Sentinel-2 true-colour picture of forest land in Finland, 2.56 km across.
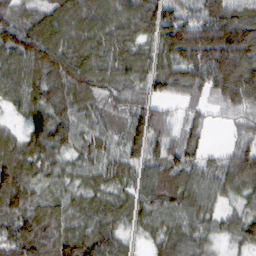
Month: February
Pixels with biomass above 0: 93%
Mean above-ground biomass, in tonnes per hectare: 77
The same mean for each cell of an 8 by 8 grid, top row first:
69 74 102 88 106 80 88 93
105 130 85 80 51 123 161 163
77 94 98 54 64 79 102 170
27 86 72 44 69 23 34 58
59 95 58 54 92 82 33 50
109 52 50 55 56 83 66 114
89 74 54 41 65 75 58 45
87 97 100 58 29 78 49 62
